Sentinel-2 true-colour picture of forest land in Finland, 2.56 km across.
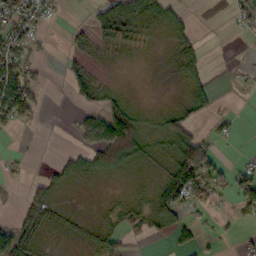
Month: October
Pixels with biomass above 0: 49%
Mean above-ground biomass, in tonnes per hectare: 37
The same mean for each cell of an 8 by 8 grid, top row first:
85 31 0 67 48 36 0 34
78 4 27 42 15 37 9 0
123 13 52 6 0 12 25 7
129 10 32 80 14 35 33 5
1 0 35 173 38 76 59 4
16 23 37 21 6 127 115 57
13 43 3 13 24 101 38 39
77 15 15 37 18 45 15 21
